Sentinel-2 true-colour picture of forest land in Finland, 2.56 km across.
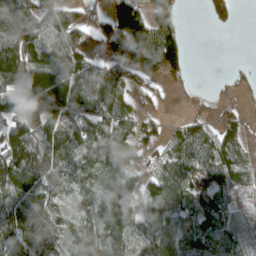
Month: April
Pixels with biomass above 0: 77%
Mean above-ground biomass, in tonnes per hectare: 83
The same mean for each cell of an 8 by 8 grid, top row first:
112 89 51 83 104 33 36 14
131 96 100 103 161 85 0 0
83 186 127 124 65 26 1 16
87 174 91 80 43 7 17 29
149 98 108 100 86 64 97 73
122 104 86 83 56 94 81 71
115 87 69 132 49 96 90 54
117 115 75 117 96 100 103 58
